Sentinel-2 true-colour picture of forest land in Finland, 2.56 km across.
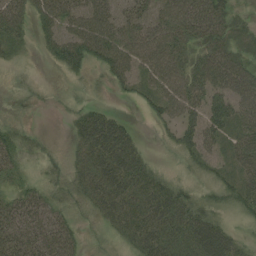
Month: August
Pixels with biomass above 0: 80%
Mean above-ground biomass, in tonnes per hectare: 39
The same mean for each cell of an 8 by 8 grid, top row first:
51 51 59 50 46 71 80 16
23 25 65 68 60 63 64 33
9 2 15 29 37 57 62 68
9 3 23 18 13 45 60 54
33 12 34 71 12 28 42 43
24 19 37 66 44 14 21 38
44 39 26 49 49 55 25 28
48 52 24 19 53 43 75 22
